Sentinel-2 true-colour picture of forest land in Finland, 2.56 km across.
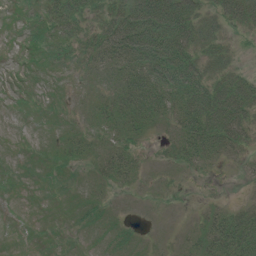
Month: July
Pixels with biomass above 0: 69%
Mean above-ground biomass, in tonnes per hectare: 24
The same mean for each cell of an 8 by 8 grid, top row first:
4 31 30 36 77 80 38 67
3 18 22 50 75 71 42 8
3 7 8 17 61 61 44 41
1 5 7 31 51 35 68 63
1 7 19 17 6 23 51 29
4 7 5 30 8 5 2 4
0 3 6 5 2 2 10 21
0 3 4 7 3 5 33 58
